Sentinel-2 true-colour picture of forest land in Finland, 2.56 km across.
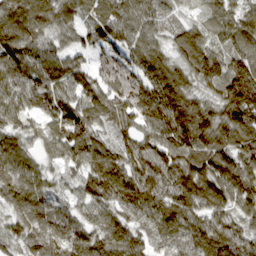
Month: March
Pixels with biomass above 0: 97%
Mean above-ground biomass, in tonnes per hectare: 105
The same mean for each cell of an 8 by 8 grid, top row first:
137 109 72 104 88 59 66 85
122 73 70 103 93 85 99 97
95 84 89 132 116 109 105 200
106 103 130 120 132 132 115 179
85 69 123 80 93 124 139 126
102 55 85 139 120 125 133 117
81 82 61 87 104 124 106 84
86 125 107 114 80 85 137 116
